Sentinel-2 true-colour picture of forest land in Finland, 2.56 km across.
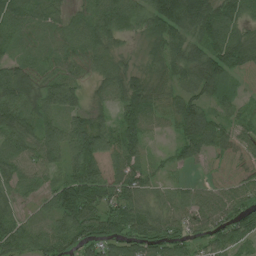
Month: July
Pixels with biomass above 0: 91%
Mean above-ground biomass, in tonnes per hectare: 68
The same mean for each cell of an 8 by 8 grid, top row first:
82 45 40 99 89 149 110 72
43 42 57 46 23 74 89 109
101 70 50 72 48 58 99 58
87 87 63 46 92 63 59 35
68 82 98 83 71 42 74 54
58 52 87 60 66 18 36 67
40 51 98 67 62 60 65 72
78 71 73 71 85 58 56 64
